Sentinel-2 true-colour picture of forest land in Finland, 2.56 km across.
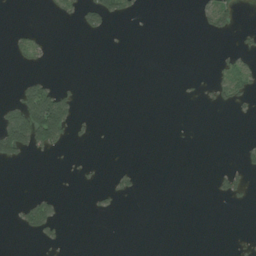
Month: July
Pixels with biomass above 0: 12%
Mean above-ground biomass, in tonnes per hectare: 14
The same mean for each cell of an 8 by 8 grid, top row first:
0 6 37 46 5 0 30 17
16 9 0 0 0 0 0 15
6 19 3 0 0 1 12 40
71 173 15 0 0 0 3 10
120 73 5 0 0 0 0 8
0 0 5 9 3 0 2 26
13 44 0 9 0 0 0 3
1 18 0 0 0 0 0 3
